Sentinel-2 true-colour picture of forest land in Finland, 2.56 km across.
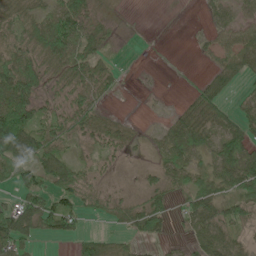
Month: June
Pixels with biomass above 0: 66%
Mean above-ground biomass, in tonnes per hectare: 38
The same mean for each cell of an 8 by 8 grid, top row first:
45 43 68 11 0 0 12 26
49 83 73 12 0 0 19 57
87 33 56 32 1 1 24 32
103 27 47 13 1 18 50 35
95 55 20 35 9 51 38 76
48 46 37 6 16 41 43 70
61 62 33 34 52 22 60 45
80 18 38 27 26 7 60 28
